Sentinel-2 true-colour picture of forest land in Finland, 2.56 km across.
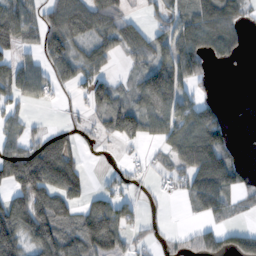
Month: November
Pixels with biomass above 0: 58%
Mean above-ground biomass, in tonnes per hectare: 69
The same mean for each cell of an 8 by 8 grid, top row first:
116 78 112 87 23 60 99 60
63 92 49 54 76 70 76 33
90 72 64 50 93 121 36 0
47 5 23 102 91 110 78 0
64 116 47 23 36 94 117 11
142 162 78 32 27 48 96 28
116 133 73 115 35 2 17 21
141 115 124 115 32 26 71 13
